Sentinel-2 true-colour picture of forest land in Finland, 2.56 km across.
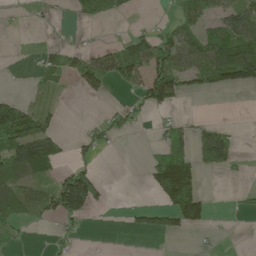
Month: May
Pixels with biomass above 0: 38%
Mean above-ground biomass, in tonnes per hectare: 45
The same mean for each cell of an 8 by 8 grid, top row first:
6 12 26 28 5 47 51 88
0 17 22 31 115 114 112 122
1 27 50 55 78 93 57 95
123 33 0 31 29 13 1 0
114 109 17 16 3 64 143 12
56 35 125 0 13 147 15 6
54 70 134 8 43 108 43 2
26 10 12 0 2 7 6 0
